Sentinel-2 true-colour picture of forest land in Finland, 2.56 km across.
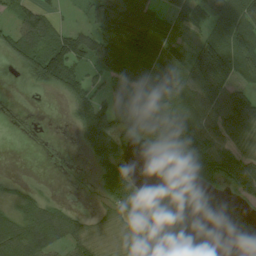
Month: August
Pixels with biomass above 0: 61%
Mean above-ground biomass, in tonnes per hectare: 66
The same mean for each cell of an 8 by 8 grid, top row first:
52 58 17 104 85 48 92 118
95 131 116 153 131 39 128 95
2 124 107 78 113 76 170 71
0 0 87 112 154 132 83 175
0 0 22 83 55 144 120 72
7 1 0 75 7 19 69 118
52 65 8 48 17 0 0 9
110 75 46 14 20 0 0 0
